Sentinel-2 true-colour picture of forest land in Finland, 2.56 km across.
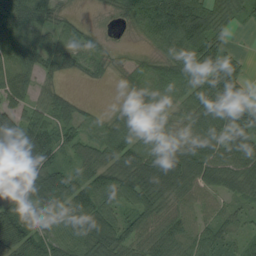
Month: August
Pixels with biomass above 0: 88%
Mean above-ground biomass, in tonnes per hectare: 64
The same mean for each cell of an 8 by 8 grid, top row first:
110 53 15 18 94 162 83 34
86 61 56 21 20 79 90 10
68 28 10 17 52 78 87 56
54 61 32 23 63 48 96 67
98 70 57 77 76 55 79 75
106 84 61 70 83 86 72 76
86 58 78 65 64 56 48 32
82 68 78 75 65 72 64 32
